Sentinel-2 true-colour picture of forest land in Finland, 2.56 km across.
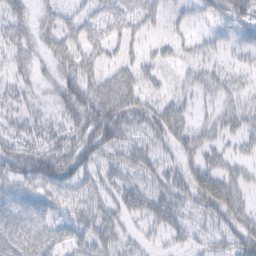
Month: February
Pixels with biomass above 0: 67%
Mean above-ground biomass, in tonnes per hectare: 36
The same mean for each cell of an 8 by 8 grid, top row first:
42 21 26 46 49 17 25 41
39 28 42 29 19 24 18 20
26 17 59 33 39 13 23 13
22 17 56 62 46 44 16 26
36 36 46 49 31 31 24 18
48 77 42 38 40 32 49 21
50 41 46 34 60 50 46 35
58 48 41 46 17 26 22 42
